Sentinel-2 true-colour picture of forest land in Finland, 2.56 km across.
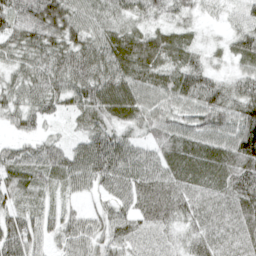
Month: April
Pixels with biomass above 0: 95%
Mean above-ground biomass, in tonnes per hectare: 58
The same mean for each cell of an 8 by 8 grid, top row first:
71 98 50 48 46 41 16 26
52 69 59 69 74 66 22 51
40 62 68 80 62 64 56 46
45 42 54 68 59 50 71 71
32 43 44 85 44 68 61 99
66 62 70 76 69 72 70 86
50 40 25 51 69 73 65 78
81 36 54 55 40 35 67 64
